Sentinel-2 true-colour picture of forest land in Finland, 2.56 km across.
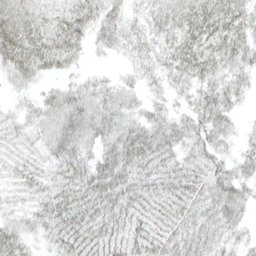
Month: April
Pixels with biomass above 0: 88%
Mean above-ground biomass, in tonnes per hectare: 33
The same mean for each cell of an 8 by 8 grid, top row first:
54 35 48 32 26 45 54 48
66 58 28 22 26 39 47 44
23 15 17 16 21 27 34 27
16 31 43 35 23 22 42 15
18 26 37 37 48 31 34 18
21 27 38 49 36 37 36 33
17 33 44 41 35 37 34 30
34 21 40 39 41 36 33 20
